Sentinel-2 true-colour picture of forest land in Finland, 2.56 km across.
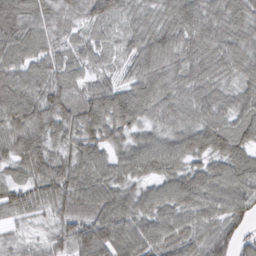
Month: March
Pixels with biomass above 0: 97%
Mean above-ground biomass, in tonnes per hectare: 66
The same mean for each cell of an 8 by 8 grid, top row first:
93 59 46 56 47 73 72 71
76 52 43 34 66 77 69 65
64 59 41 40 75 63 60 54
64 79 78 106 60 54 61 61
71 67 75 61 62 68 81 72
44 92 78 68 63 74 84 89
67 46 69 88 71 74 70 65
27 38 80 96 75 66 66 51
